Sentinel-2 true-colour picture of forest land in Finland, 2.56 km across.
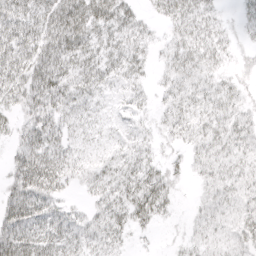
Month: April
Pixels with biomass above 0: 85%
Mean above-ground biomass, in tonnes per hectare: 27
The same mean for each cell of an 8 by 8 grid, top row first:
36 40 49 42 15 33 25 12
37 38 37 30 21 27 32 12
34 47 33 25 15 28 24 15
21 38 24 13 14 28 28 20
23 39 17 16 18 15 30 26
33 49 20 28 36 15 22 24
46 30 10 32 40 9 21 24
54 36 26 25 5 6 24 28
